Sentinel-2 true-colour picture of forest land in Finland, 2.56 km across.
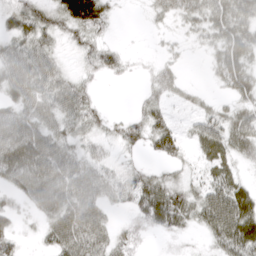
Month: March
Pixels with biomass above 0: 72%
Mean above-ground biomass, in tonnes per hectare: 35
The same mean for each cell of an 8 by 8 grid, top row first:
40 32 77 20 6 27 48 59
42 34 22 19 1 9 23 62
60 53 23 9 10 28 8 54
43 44 45 8 29 11 26 37
73 49 28 16 28 36 46 45
54 66 47 25 34 19 26 20
20 42 54 19 51 61 58 68
23 24 57 34 13 12 21 75
